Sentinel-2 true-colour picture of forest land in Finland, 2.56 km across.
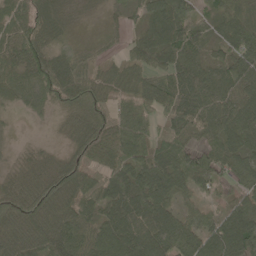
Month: May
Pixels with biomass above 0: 89%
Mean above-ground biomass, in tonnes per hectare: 75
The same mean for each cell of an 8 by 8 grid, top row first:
86 72 14 17 50 107 44 86
101 87 32 17 69 88 56 87
70 114 95 54 59 93 65 90
19 26 101 57 56 94 91 75
7 10 75 87 59 72 56 70
39 83 116 84 97 87 74 48
131 119 88 78 110 58 34 87
105 117 69 100 122 116 90 139
